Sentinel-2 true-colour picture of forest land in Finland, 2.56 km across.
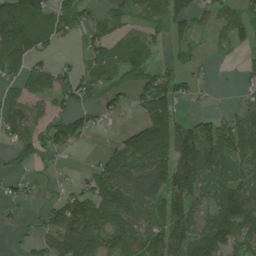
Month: July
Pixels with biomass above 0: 68%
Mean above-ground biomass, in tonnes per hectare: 73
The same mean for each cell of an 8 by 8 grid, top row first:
149 87 68 68 44 85 34 51
155 39 26 83 89 37 12 29
55 85 76 77 82 58 13 20
62 60 58 37 77 74 20 38
56 63 30 29 169 133 119 104
34 22 20 101 115 119 87 65
23 47 105 108 86 108 77 140
12 72 135 87 115 135 122 99
